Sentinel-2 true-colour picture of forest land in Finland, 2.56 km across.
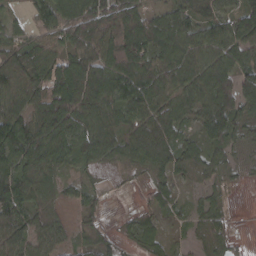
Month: March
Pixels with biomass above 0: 84%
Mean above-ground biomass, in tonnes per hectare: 65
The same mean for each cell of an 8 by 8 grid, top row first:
22 72 109 123 70 69 51 58
65 44 85 108 112 78 73 66
96 106 145 117 94 73 80 78
88 129 123 78 67 70 79 70
113 114 80 79 73 65 54 33
99 66 26 6 20 43 40 19
77 41 32 4 20 29 45 1
73 49 24 23 53 15 43 7
